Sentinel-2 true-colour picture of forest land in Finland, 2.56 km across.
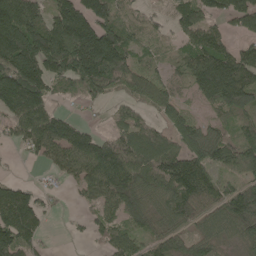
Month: May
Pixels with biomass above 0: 79%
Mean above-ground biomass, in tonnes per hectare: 104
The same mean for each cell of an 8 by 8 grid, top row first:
196 94 157 112 51 78 72 107
212 180 224 221 61 45 156 72
195 124 156 150 75 51 178 153
139 117 15 31 50 69 38 113
41 127 142 105 130 86 119 109
10 20 98 177 124 168 104 86
174 31 23 91 112 129 90 158
122 22 9 79 60 76 75 70
